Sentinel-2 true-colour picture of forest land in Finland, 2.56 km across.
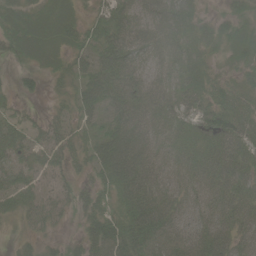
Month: June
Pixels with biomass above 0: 86%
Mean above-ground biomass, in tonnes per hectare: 44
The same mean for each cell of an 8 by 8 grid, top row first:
42 41 28 56 47 65 16 33
49 44 42 72 50 51 34 41
17 20 38 74 40 37 35 29
26 18 37 54 52 42 59 48
57 42 31 78 52 38 53 62
47 27 22 62 57 36 55 54
43 38 30 34 66 41 44 56
14 18 33 73 73 48 58 44
